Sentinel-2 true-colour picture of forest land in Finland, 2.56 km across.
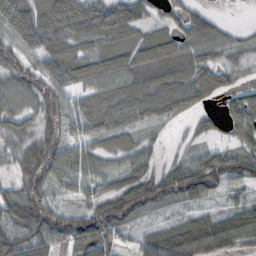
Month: October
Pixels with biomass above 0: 86%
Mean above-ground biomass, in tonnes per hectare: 60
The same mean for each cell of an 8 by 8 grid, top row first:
100 90 114 108 44 35 46 0
57 84 61 72 79 74 78 35
55 67 63 78 78 85 63 20
58 48 67 82 72 60 26 66
53 62 61 51 34 9 28 43
46 66 63 42 51 73 96 59
80 50 41 82 61 36 37 44
75 80 76 42 40 79 71 44
